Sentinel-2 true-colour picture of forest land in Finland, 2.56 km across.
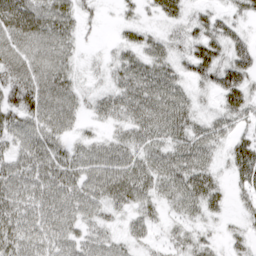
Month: March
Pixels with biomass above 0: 84%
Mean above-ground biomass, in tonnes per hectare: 40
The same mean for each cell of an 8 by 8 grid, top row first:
58 52 30 5 15 29 24 22
57 56 18 12 36 22 47 43
52 59 19 24 57 40 40 56
48 62 29 40 59 58 19 40
42 53 27 36 47 49 48 33
53 61 52 62 51 57 41 36
60 66 53 32 34 31 36 15
58 61 45 35 22 21 22 20
